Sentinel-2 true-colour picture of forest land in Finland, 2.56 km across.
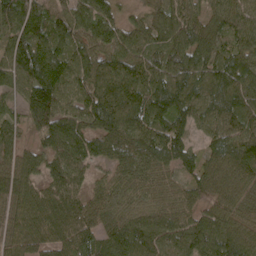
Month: May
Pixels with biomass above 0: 95%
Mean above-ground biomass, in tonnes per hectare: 84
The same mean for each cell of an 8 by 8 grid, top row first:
127 99 63 71 61 88 55 68
95 92 83 79 89 105 74 67
73 129 86 111 98 118 91 99
31 132 92 141 96 103 82 96
56 79 93 117 104 98 51 93
86 67 62 50 61 51 96 81
64 72 82 57 59 66 57 61
66 72 113 73 103 93 87 84
